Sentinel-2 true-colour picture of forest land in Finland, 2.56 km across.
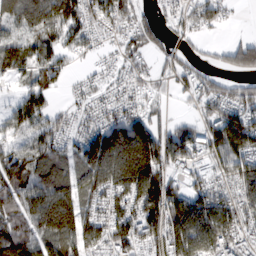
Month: February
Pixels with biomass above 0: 81%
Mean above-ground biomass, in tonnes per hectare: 99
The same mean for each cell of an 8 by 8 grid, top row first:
106 114 94 86 38 101 84 5
119 82 40 33 52 66 16 99
45 56 26 36 40 55 62 59
73 73 45 69 70 14 75 130
61 99 94 191 203 116 152 180
136 115 93 154 193 90 88 139
97 196 111 109 145 156 160 128
132 141 121 127 110 154 148 127
